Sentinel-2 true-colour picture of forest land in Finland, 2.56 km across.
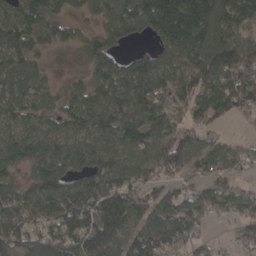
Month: April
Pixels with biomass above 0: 84%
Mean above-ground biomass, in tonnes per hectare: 100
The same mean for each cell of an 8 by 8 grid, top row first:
105 97 40 95 143 214 177 160
106 45 44 77 32 131 150 138
92 38 27 127 143 104 124 140
91 70 110 106 105 111 110 84
91 83 84 84 105 155 62 39
45 97 89 123 80 62 84 43
103 100 155 180 85 94 88 81
111 99 160 120 157 102 47 53
